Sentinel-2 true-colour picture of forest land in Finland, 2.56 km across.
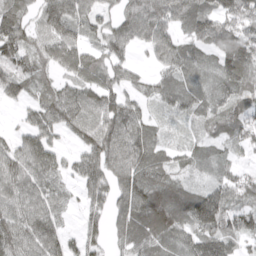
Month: April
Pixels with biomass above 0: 85%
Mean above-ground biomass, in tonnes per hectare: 76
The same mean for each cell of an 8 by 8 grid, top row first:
74 94 82 65 125 95 91 102
92 84 76 86 54 77 65 118
82 44 73 65 34 63 48 57
15 85 103 106 53 40 51 64
60 74 56 107 70 32 47 45
125 90 70 81 90 54 37 49
104 91 38 89 105 113 148 67
103 104 62 51 89 79 98 64
